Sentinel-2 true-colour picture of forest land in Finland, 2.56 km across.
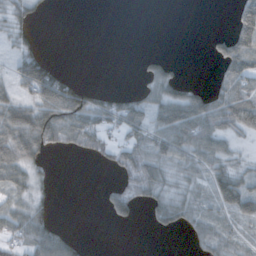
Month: October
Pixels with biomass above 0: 51%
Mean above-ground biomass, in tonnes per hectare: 36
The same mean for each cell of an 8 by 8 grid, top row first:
33 6 0 0 0 0 0 64
19 5 0 0 0 0 10 78
56 124 18 0 14 28 8 73
80 94 87 65 52 72 74 88
83 72 52 39 55 78 58 13
56 10 0 10 60 23 39 37
41 21 0 41 20 46 20 54
60 76 17 0 0 1 33 21
